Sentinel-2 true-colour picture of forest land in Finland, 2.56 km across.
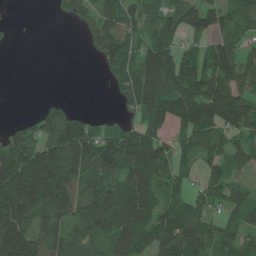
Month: June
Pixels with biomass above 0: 73%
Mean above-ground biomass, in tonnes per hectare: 97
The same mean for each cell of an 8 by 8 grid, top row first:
1 3 58 91 88 92 110 91
3 0 6 110 111 78 71 57
0 0 0 55 158 159 128 94
2 83 38 21 125 141 123 113
154 165 187 138 172 67 105 69
208 227 128 108 139 58 55 39
191 159 115 148 144 99 61 71
233 130 121 105 116 149 95 71
